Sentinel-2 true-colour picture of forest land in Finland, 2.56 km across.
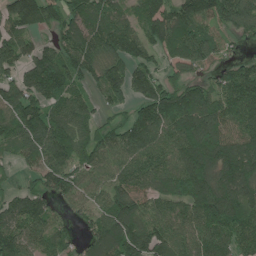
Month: June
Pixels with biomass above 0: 86%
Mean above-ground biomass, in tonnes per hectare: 125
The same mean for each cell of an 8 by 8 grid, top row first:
137 112 133 112 125 146 149 148
125 88 148 129 108 129 122 34
99 177 88 155 117 81 78 147
145 131 110 56 107 212 168 154
103 167 125 113 135 128 201 147
29 141 117 110 114 150 155 185
97 86 85 136 103 96 166 137
145 99 51 163 177 123 123 106
